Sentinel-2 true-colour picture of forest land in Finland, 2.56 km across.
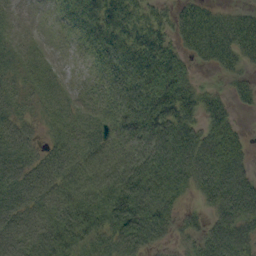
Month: September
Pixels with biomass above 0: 86%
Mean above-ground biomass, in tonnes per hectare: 57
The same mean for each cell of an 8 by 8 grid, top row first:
8 6 59 62 51 46 46 37
19 6 16 68 78 46 62 63
27 21 7 46 96 83 9 31
32 23 19 35 96 94 58 18
53 23 32 35 85 110 98 56
55 47 43 67 105 101 99 84
55 60 85 94 103 45 41 95
71 95 74 74 83 31 72 90
